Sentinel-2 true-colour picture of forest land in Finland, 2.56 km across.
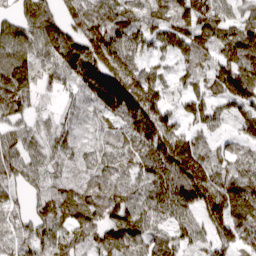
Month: March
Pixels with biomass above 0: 94%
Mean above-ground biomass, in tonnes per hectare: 105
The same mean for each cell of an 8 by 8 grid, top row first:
72 93 132 119 77 107 100 60
115 112 157 190 73 93 111 142
167 67 139 214 151 50 86 160
114 33 59 111 220 74 97 90
81 67 56 68 147 204 64 61
78 67 72 92 82 187 163 100
56 83 115 110 84 109 171 123
78 94 88 101 88 82 83 111
